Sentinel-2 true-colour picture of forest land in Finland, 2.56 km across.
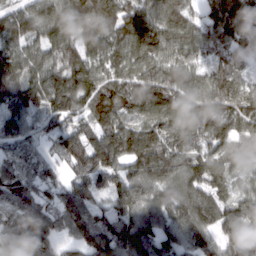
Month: March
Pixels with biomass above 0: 93%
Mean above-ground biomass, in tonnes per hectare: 98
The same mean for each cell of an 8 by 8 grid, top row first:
119 111 152 133 106 100 72 131
91 91 95 89 121 85 65 77
119 129 131 96 119 97 82 70
104 103 93 156 110 118 126 111
70 40 135 137 141 98 86 88
82 48 74 92 113 102 109 56
74 62 99 61 93 98 123 90
79 71 68 104 114 84 72 91
